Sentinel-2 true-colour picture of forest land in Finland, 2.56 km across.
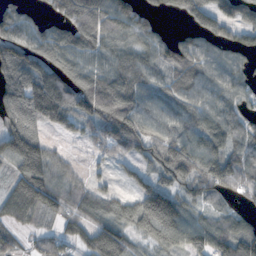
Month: November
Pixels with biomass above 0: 84%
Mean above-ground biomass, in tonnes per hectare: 94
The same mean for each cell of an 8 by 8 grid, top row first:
62 50 169 129 70 34 96 76
111 75 93 78 69 92 93 77
106 138 92 114 94 104 109 74
106 139 96 148 110 86 104 65
146 60 25 88 107 127 132 89
83 121 46 36 54 118 153 127
86 57 95 85 146 73 61 31
53 53 77 162 59 129 130 141
